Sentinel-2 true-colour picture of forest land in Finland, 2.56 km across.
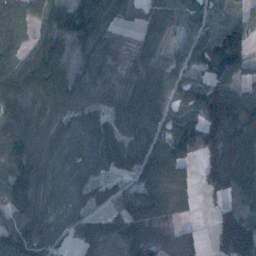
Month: January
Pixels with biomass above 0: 85%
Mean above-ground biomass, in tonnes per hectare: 61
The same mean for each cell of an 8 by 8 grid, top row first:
16 48 87 61 37 66 53 23
20 65 42 38 56 34 88 96
70 87 41 27 70 56 56 33
64 56 38 46 88 55 152 132
63 65 59 60 51 100 101 116
78 62 45 27 52 52 56 112
57 54 39 27 72 41 8 53
105 68 40 50 59 43 17 141
